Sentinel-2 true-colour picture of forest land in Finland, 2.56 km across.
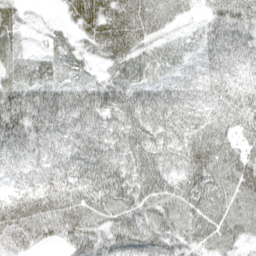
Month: April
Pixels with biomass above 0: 94%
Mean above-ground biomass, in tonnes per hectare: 52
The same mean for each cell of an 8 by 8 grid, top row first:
27 6 54 62 54 28 40 68
26 24 30 62 40 25 42 53
42 41 35 47 43 32 35 39
95 80 76 77 84 66 46 52
60 48 58 65 77 58 66 40
31 50 60 85 70 41 68 65
60 60 62 60 55 51 60 49
55 32 63 61 72 58 45 37
